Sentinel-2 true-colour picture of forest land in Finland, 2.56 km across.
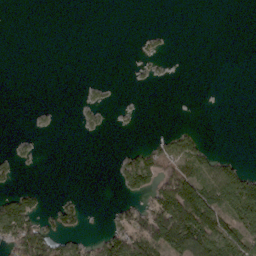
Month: March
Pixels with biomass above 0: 25%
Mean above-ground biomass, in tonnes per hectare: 26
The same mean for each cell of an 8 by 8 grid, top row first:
0 0 0 0 0 0 0 0
0 0 0 0 7 1 0 0
0 0 1 3 7 2 0 0
0 5 9 7 1 0 0 0
10 0 0 0 16 55 15 0
13 0 0 9 77 82 69 89
92 18 32 12 49 107 96 119
100 75 28 58 94 93 116 92
